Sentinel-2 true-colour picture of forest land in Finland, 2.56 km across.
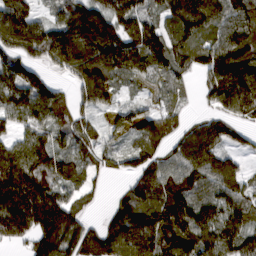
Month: March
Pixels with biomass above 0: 86%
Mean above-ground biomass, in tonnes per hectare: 116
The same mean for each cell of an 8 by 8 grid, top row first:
136 59 187 144 106 149 159 122
119 146 217 170 164 114 119 146
148 77 96 104 53 71 82 171
117 129 70 44 75 54 39 84
104 125 108 52 94 67 122 49
183 133 80 33 102 108 119 87
187 188 72 60 140 165 134 117
57 167 144 151 173 173 129 110
